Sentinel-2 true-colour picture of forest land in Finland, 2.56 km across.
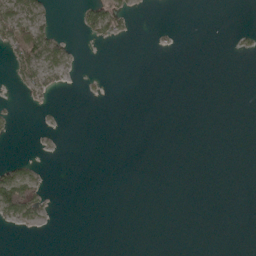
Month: May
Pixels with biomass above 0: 12%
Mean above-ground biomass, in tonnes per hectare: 7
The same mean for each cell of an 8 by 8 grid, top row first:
49 16 17 54 0 0 0 0
54 50 2 2 0 1 0 6
16 29 3 0 0 0 0 0
4 1 0 0 0 0 0 0
1 1 0 0 0 0 0 0
56 6 0 0 0 0 0 0
75 13 0 0 0 0 0 0
0 0 0 0 0 0 0 0
